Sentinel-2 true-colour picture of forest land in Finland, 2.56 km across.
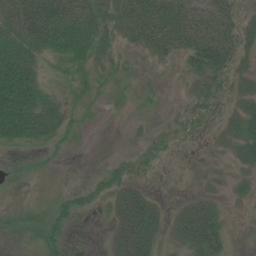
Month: July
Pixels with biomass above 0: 59%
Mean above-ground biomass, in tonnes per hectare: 25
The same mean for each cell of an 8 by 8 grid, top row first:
49 77 53 35 58 55 32 22
53 42 39 21 24 37 53 30
83 14 16 13 6 3 29 23
67 39 8 1 5 4 23 30
21 18 3 0 9 9 9 31
2 2 0 17 11 5 5 13
2 7 13 38 68 18 39 7
3 17 0 35 65 23 59 2
